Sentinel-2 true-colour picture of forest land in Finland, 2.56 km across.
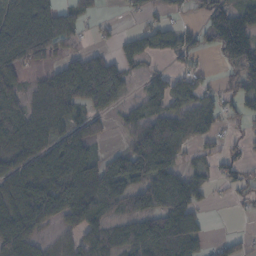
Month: November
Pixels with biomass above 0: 67%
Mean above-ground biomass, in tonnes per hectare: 69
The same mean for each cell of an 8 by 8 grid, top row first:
108 101 52 5 28 26 78 79
131 109 24 26 59 66 49 179
45 54 140 120 34 47 24 78
68 80 55 43 59 69 59 38
73 76 95 10 109 87 34 16
83 90 98 91 107 74 26 40
97 76 101 75 96 119 18 10
103 29 69 68 108 132 28 40
